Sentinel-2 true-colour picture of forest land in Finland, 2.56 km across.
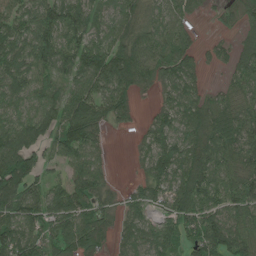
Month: June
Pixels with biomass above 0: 85%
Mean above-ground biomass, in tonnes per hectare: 86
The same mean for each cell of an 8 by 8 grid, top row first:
78 105 102 79 70 64 11 47
111 125 118 103 102 90 24 80
109 67 92 133 63 101 20 64
75 101 128 84 13 101 104 75
140 91 112 9 53 95 122 89
132 51 95 21 51 111 111 94
114 115 105 57 73 87 91 83
126 85 116 45 87 64 110 102
